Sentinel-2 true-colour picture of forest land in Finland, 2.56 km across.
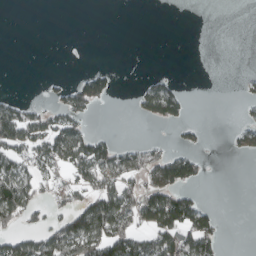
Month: March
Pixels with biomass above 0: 32%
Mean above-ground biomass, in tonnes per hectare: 35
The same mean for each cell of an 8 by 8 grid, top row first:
0 0 0 0 0 0 0 0
0 0 0 0 0 0 0 0
0 6 37 29 15 12 0 7
54 40 42 0 41 59 0 7
75 74 82 44 25 17 5 34
88 38 53 70 65 110 8 0
107 26 63 100 95 127 28 0
68 80 110 110 58 78 71 0
